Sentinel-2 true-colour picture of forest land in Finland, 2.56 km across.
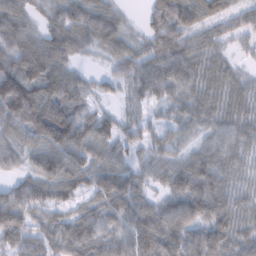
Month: February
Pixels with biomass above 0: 91%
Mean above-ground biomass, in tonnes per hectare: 63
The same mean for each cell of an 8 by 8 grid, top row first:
68 39 82 59 25 95 54 29
88 84 46 56 44 75 47 17
113 98 40 30 75 90 66 41
111 105 49 22 30 40 62 60
58 86 94 60 45 42 42 58
34 76 73 77 41 67 82 42
87 60 43 65 60 80 77 54
59 54 86 61 96 78 87 59
